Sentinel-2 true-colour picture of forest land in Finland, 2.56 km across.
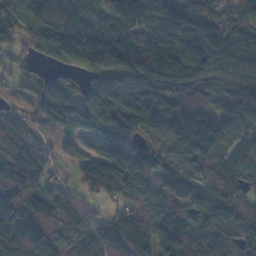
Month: November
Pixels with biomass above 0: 92%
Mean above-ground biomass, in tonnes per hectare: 124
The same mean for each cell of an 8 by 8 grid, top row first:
140 158 108 162 134 132 114 95
44 201 229 203 151 129 123 114
46 52 76 207 161 120 75 99
36 142 186 173 214 105 84 111
93 26 41 158 93 139 142 69
168 59 55 185 149 193 106 75
178 137 90 36 190 118 125 82
167 178 108 120 103 176 144 107
